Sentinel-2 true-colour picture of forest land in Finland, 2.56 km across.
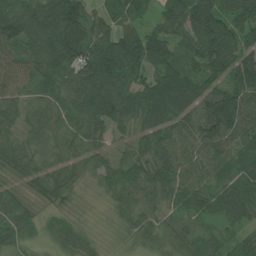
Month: July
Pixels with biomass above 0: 95%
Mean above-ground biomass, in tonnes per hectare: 74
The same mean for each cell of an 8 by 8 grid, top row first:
102 115 108 56 41 82 102 81
71 116 119 117 125 58 94 83
74 93 116 129 77 93 77 109
53 55 89 113 87 93 123 123
54 47 65 42 57 93 77 75
35 64 41 57 86 96 54 65
53 33 20 38 66 54 66 74
43 23 57 13 47 58 45 45
